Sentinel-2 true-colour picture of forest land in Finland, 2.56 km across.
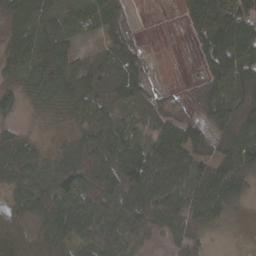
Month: March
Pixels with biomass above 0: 83%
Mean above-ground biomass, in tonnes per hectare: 60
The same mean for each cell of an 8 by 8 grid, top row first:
51 55 54 64 1 9 111 107
46 59 22 40 16 0 78 125
34 58 53 30 48 1 37 69
24 24 54 44 21 24 42 53
50 16 62 101 46 109 48 88
54 69 110 91 101 90 76 92
51 107 114 105 116 103 97 37
86 87 58 91 35 56 39 5
